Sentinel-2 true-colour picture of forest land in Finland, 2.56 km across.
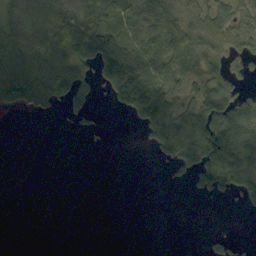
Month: September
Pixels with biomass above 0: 48%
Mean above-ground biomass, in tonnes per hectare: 48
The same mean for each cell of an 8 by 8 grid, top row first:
63 115 73 53 81 77 68 44
80 78 105 98 74 96 61 31
105 96 84 117 112 49 61 21
21 15 37 10 126 71 105 107
0 0 1 1 19 119 165 141
0 0 0 0 0 18 96 126
0 0 0 0 0 0 0 11
0 0 0 0 0 0 14 9
